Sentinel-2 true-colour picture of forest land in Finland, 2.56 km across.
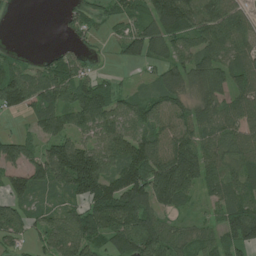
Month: July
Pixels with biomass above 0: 78%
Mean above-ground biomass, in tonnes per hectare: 80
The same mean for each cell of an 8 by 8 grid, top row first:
3 0 47 42 71 157 125 74
10 9 30 18 91 67 87 67
102 94 70 27 21 83 100 73
52 97 113 87 75 72 69 82
70 69 71 78 104 116 75 84
67 95 214 111 149 212 102 79
66 49 72 154 123 69 27 90
40 60 94 92 139 71 45 109
